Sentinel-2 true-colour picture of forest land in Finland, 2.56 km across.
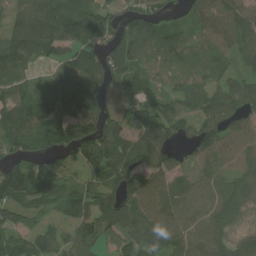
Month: July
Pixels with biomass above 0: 85%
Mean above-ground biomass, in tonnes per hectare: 86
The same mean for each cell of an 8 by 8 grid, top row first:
61 120 108 78 94 38 78 105
97 97 90 96 85 95 83 90
88 38 108 70 56 70 77 59
108 121 139 40 74 79 79 85
76 89 149 77 93 69 116 95
141 95 53 86 100 68 71 88
83 54 99 116 92 65 78 78
88 72 109 35 88 84 99 70
